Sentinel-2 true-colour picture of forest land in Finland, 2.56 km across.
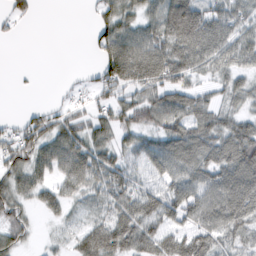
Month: February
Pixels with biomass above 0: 75%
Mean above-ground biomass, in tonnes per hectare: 57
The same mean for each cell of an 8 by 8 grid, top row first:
30 0 1 63 51 95 71 56
0 0 0 83 85 83 94 71
2 0 10 81 86 66 34 43
6 38 33 59 77 93 64 42
70 68 79 56 54 88 77 100
60 46 80 67 35 60 67 104
53 39 18 51 87 79 82 98
41 10 64 98 96 79 69 44
